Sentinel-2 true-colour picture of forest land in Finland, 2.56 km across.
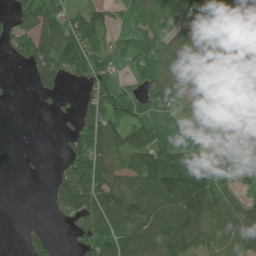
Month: June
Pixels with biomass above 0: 66%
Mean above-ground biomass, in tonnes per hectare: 84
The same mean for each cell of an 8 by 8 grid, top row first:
88 117 84 49 67 107 68 137
80 132 170 65 94 77 114 147
4 99 65 76 62 64 55 91
0 14 85 94 44 25 65 119
1 0 124 117 105 44 46 137
1 16 161 109 127 191 111 70
0 17 132 157 124 146 126 84
3 54 52 116 103 160 78 96
